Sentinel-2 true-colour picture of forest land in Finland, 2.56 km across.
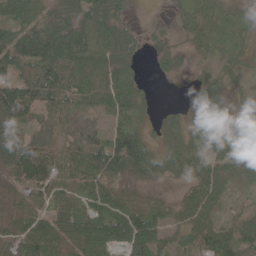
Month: May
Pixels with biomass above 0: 85%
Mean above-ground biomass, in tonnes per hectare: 57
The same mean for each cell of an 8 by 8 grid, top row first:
67 56 61 58 3 22 65 46
110 110 71 59 26 25 44 34
71 99 57 58 20 12 36 25
91 59 38 60 26 21 81 21
84 62 68 102 67 39 75 48
73 81 65 89 54 26 61 46
43 52 52 81 56 40 59 31
73 86 80 73 88 38 67 73
